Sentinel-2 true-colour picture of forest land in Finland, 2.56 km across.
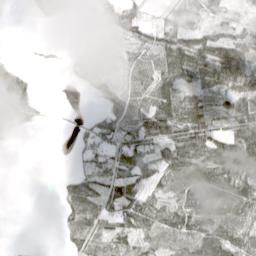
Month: May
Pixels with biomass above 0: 69%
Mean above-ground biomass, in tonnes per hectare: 53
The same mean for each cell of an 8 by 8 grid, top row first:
0 54 13 45 37 38 27 16
0 0 21 14 51 98 97 77
58 0 34 23 63 79 97 82
63 4 2 59 102 86 63 82
3 0 27 57 73 107 100 116
0 0 41 73 68 94 108 103
0 0 90 73 96 81 82 67
2 0 57 67 58 82 120 72
